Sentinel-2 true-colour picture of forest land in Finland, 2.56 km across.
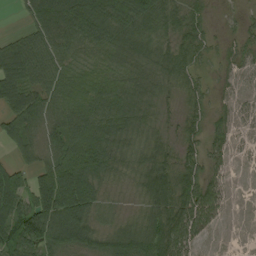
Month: August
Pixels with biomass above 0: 87%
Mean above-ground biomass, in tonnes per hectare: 69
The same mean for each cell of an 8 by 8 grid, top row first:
6 97 120 134 128 63 19 15
77 98 90 96 81 60 30 27
94 87 77 87 77 48 17 13
91 84 94 115 70 23 33 17
59 62 134 105 63 37 45 9
61 113 149 62 64 82 40 1
91 152 120 30 46 89 81 1
97 107 95 72 102 94 16 0
